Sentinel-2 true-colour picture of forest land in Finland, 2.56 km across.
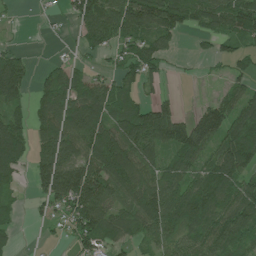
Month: July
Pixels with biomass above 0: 71%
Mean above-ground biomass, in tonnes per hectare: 81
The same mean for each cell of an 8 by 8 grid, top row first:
8 8 72 101 132 114 80 113
28 1 29 49 72 25 21 45
133 56 71 54 73 7 8 49
55 98 133 88 103 70 81 112
112 101 125 151 132 108 84 184
43 111 151 134 100 81 95 99
28 38 126 79 115 135 132 125
25 8 76 67 50 79 101 85
